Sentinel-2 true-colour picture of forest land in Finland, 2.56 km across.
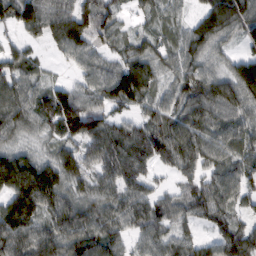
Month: February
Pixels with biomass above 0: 89%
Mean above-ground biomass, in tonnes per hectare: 81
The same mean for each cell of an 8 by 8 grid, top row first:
88 104 115 66 37 42 101 119
43 29 95 46 56 67 74 34
77 38 54 121 107 70 79 134
90 94 146 55 62 76 76 54
54 41 92 117 94 112 93 64
160 112 97 93 63 41 67 87
128 99 86 87 83 63 87 53
107 96 111 78 62 64 48 86
